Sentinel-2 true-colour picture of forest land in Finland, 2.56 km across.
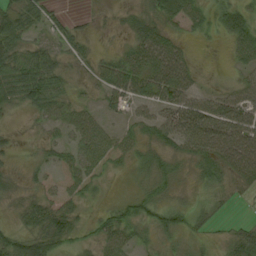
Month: August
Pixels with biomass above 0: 74%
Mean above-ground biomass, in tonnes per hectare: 36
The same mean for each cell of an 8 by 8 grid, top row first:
66 39 8 5 29 53 27 52
56 44 27 9 69 46 2 47
85 72 9 65 72 85 4 24
16 43 31 14 19 55 60 57
8 22 40 51 27 40 67 70
13 38 60 20 16 19 34 42
14 59 25 23 34 33 18 4
48 57 18 45 19 16 10 38
